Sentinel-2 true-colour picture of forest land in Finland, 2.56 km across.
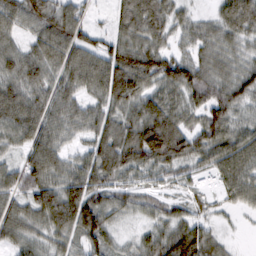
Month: February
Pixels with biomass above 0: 91%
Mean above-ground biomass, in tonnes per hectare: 78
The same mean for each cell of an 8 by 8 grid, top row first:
82 107 57 35 117 53 28 106
52 90 90 74 98 43 67 51
85 75 87 131 116 120 107 93
98 82 63 73 96 81 92 58
57 82 38 108 166 125 93 87
72 97 93 89 51 48 34 87
68 105 126 76 47 46 30 33
64 61 67 56 51 115 76 5
